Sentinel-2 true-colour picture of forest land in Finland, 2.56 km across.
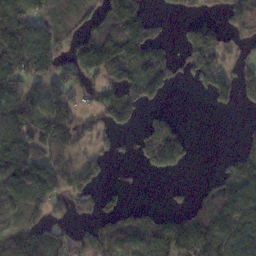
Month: November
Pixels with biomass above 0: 60%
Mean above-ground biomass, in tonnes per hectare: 89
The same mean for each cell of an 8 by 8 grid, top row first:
169 101 112 135 114 23 51 115
136 136 109 158 163 41 138 53
133 108 77 104 129 44 113 89
113 165 63 99 40 19 7 10
145 139 59 38 82 137 0 33
120 131 106 7 11 18 13 108
68 88 39 49 54 25 103 121
132 91 57 101 92 173 170 106
